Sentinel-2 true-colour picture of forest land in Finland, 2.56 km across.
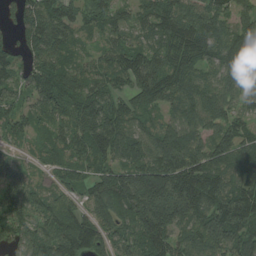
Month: August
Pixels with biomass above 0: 93%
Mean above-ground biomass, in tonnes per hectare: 97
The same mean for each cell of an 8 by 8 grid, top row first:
67 121 81 85 73 116 109 68
64 126 53 68 79 116 111 115
86 113 82 84 113 99 77 69
68 81 98 92 78 70 93 60
33 64 93 122 87 117 90 95
72 50 61 100 147 159 124 89
109 91 59 110 184 162 131 150
94 109 149 85 116 97 126 120
